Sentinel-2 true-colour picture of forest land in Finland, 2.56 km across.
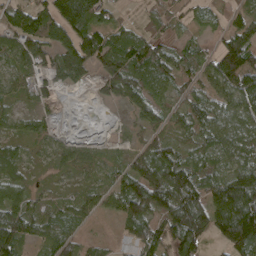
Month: April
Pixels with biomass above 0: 84%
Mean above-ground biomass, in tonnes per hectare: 72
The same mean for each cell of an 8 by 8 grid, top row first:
94 107 125 34 20 31 27 50
74 78 135 107 81 36 25 133
42 58 40 101 83 58 71 120
40 26 1 3 81 46 89 98
48 35 28 12 57 54 69 86
68 22 27 51 135 128 71 108
115 61 57 50 134 155 128 195
98 64 44 15 88 98 59 166
